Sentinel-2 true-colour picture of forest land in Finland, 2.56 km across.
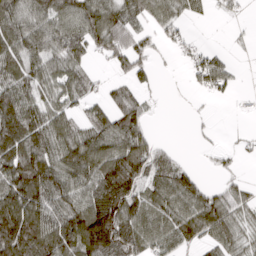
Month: March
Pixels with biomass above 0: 72%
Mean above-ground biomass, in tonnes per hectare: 75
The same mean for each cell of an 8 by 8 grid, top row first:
89 88 113 108 62 51 18 7
91 93 73 95 42 25 20 4
100 66 69 33 36 1 77 12
137 78 38 79 48 0 3 7
93 99 110 103 80 8 6 12
129 135 96 148 94 89 11 18
149 107 107 157 85 84 107 57
209 138 159 161 79 71 59 59
